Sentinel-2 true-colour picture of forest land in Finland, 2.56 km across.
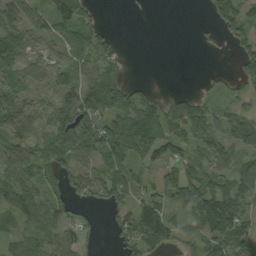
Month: September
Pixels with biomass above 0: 71%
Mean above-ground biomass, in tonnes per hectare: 53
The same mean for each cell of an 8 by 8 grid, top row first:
69 62 55 0 2 0 24 83
72 43 48 43 0 0 6 40
48 36 43 60 9 0 19 46
83 54 103 61 105 73 49 47
61 63 92 82 106 75 78 50
72 47 80 61 28 84 63 61
70 60 27 45 75 39 107 77
36 48 48 16 87 46 64 84
